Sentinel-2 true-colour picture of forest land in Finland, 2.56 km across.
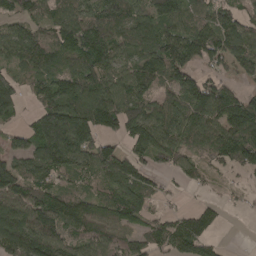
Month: April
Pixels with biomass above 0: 82%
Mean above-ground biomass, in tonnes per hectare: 98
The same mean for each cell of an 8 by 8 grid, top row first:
62 84 111 156 116 125 92 78
106 102 124 117 109 147 125 123
85 96 132 106 110 107 68 47
57 144 160 141 107 120 138 153
65 185 138 55 43 89 79 137
128 98 76 108 75 41 37 29
147 136 84 92 87 22 48 12
156 162 83 75 74 115 69 0
